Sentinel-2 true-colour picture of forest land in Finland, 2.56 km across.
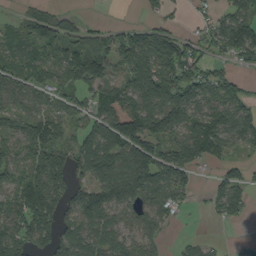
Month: September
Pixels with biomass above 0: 73%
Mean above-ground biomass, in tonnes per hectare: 80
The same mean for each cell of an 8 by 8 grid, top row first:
22 60 19 0 19 15 35 97
66 78 91 94 153 124 53 111
70 64 110 72 130 121 96 45
91 73 56 99 140 114 100 91
71 136 73 115 129 91 127 58
99 149 59 104 118 91 12 59
104 158 104 82 82 48 19 50
134 93 88 76 73 11 15 7
